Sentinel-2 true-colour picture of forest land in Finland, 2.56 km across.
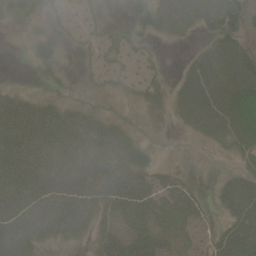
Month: June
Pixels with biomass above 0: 74%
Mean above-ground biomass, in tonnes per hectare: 35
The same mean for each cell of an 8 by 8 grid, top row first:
28 12 11 3 41 52 41 37
1 30 8 19 12 3 29 38
1 14 9 15 21 16 66 76
56 43 35 19 22 23 60 102
57 57 53 62 22 6 13 51
56 53 49 54 39 27 8 37
57 63 55 43 55 50 16 57
62 23 18 32 43 25 20 59
